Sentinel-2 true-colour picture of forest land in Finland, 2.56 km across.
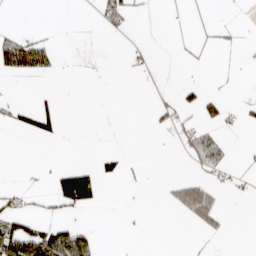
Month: April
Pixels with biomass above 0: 15%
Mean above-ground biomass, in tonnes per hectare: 14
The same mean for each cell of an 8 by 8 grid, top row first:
0 0 0 30 3 3 4 1
69 31 1 0 3 2 7 6
9 6 1 0 0 2 3 1
19 27 0 1 1 24 27 12
0 4 0 0 0 12 62 1
0 10 75 14 3 8 21 8
17 8 35 0 1 28 70 0
95 95 58 0 0 0 6 0
